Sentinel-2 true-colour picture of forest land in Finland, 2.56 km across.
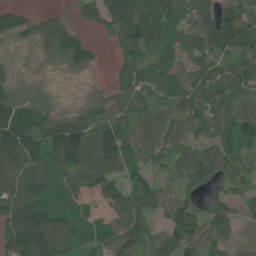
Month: June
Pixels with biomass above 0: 87%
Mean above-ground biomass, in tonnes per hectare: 83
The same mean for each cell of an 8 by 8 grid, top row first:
63 35 31 130 120 82 84 94
26 64 108 26 88 65 86 89
56 12 7 28 71 91 89 80
124 71 53 88 78 76 82 76
164 123 147 141 95 56 62 95
118 126 102 88 68 48 80 54
160 132 89 67 96 90 46 43
123 159 109 117 90 81 76 24
